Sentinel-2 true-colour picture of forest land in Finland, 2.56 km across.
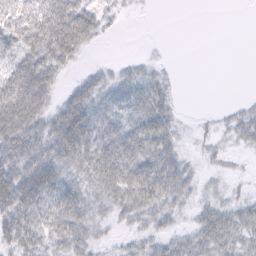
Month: February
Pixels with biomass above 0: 67%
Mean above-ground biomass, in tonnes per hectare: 31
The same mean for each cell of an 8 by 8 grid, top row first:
76 84 69 12 1 0 0 0
53 65 40 0 1 0 0 0
67 51 16 17 23 7 0 0
75 36 50 25 37 18 3 18
52 44 62 56 62 23 14 16
52 48 33 67 69 44 9 7
50 49 42 28 39 22 21 22
35 30 33 8 20 21 35 25
